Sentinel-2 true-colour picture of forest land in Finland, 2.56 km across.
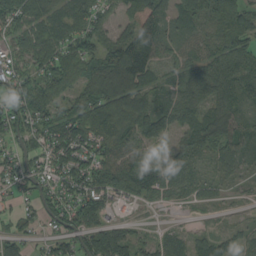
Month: August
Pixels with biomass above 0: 83%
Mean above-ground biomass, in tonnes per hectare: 63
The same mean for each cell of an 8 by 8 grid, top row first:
94 66 68 30 106 60 79 71
57 80 82 78 90 48 59 72
69 74 59 110 80 39 76 77
94 77 68 110 81 68 62 41
55 74 86 82 48 33 71 59
63 59 96 95 78 58 21 29
29 66 96 36 12 15 20 10
53 35 73 119 30 36 42 30
